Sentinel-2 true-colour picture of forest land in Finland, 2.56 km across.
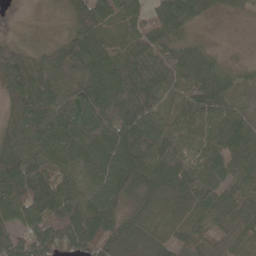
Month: May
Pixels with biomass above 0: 94%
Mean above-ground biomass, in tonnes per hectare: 68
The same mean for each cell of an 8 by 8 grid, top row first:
1 5 70 59 50 86 28 14
44 38 76 75 67 50 23 5
68 87 75 103 65 68 67 35
43 94 118 114 70 46 56 39
87 85 108 112 98 28 43 71
121 97 48 94 74 78 33 55
82 108 113 96 57 71 81 67
85 115 107 88 79 61 42 35
